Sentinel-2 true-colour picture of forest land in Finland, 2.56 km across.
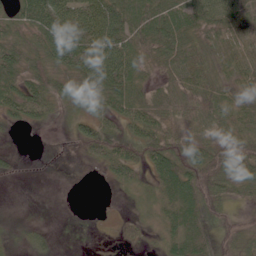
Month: June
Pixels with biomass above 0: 77%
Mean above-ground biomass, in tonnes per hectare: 42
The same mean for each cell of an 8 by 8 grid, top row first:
39 95 82 78 67 59 65 66
49 67 92 96 40 48 35 46
49 52 58 78 24 40 35 32
42 29 37 50 45 43 50 32
3 4 41 56 54 51 62 58
13 3 13 27 20 94 84 56
2 0 3 2 11 73 51 12
11 18 0 1 12 55 41 29
